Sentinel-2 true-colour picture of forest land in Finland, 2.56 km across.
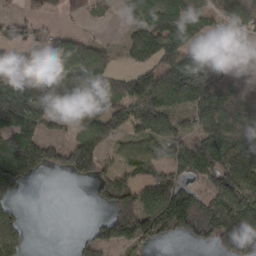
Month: March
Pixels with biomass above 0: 68%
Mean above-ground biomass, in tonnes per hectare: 92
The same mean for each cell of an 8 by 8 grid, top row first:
20 40 7 10 74 159 86 128
39 71 82 25 145 119 60 46
87 115 123 56 97 165 157 61
168 84 58 101 115 100 168 110
119 91 125 57 86 104 134 156
125 38 83 58 63 83 101 159
46 0 0 97 137 198 107 158
118 0 23 106 93 55 75 224
